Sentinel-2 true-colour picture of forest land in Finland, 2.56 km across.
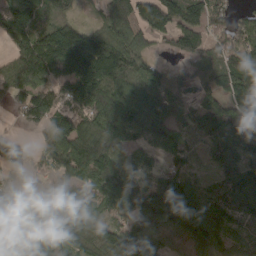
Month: April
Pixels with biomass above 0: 85%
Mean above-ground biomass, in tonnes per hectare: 105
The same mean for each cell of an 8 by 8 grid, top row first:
112 68 30 120 115 125 107 58
101 152 179 160 76 72 87 98
105 93 174 142 121 47 92 149
48 133 126 195 130 62 104 127
58 73 151 148 74 83 52 107
49 63 116 150 76 108 32 110
132 114 134 103 134 158 96 93
79 121 102 134 156 37 98 38
